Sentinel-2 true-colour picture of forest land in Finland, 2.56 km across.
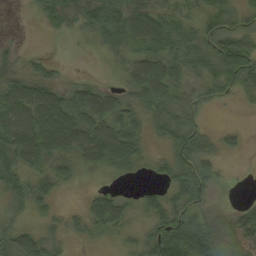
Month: September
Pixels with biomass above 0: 76%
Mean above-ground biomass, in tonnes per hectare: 45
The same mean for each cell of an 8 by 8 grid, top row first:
1 33 47 82 72 43 44 35
13 2 3 44 62 53 53 77
50 47 19 7 99 61 44 52
96 100 83 69 41 50 10 3
91 86 82 105 34 51 26 13
54 47 18 14 10 53 42 0
25 22 16 66 30 53 30 21
57 36 13 10 38 112 99 60
